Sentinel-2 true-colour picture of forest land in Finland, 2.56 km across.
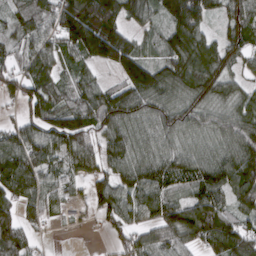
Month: March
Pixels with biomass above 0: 87%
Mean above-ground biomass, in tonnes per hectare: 96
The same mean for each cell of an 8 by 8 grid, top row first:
69 95 191 130 79 132 78 116
52 87 127 171 54 128 107 96
79 90 59 44 148 135 142 56
31 106 113 165 107 109 95 104
103 101 112 90 74 78 68 121
146 87 58 87 109 94 110 127
81 73 27 107 101 100 139 74
91 8 3 46 91 103 106 127
